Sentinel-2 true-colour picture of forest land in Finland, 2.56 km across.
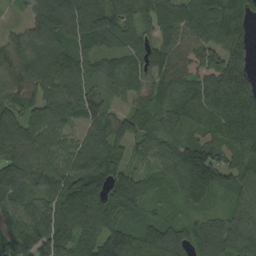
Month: September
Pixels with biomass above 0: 93%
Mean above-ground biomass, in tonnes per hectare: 111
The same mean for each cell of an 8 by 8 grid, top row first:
13 178 172 105 92 87 137 182
91 131 104 71 83 93 108 142
107 153 113 78 75 111 119 178
95 107 116 65 79 109 117 206
151 104 83 103 74 109 111 135
125 94 149 96 63 116 162 89
104 118 179 135 85 42 57 73
105 121 119 150 115 105 113 107
